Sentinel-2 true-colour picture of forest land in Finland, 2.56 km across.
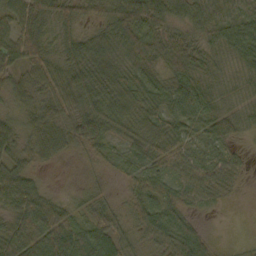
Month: October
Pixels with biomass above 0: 91%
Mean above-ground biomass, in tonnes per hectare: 43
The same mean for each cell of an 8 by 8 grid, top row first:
56 50 35 51 74 42 46 44
61 33 54 46 60 57 34 55
37 48 57 53 52 52 33 27
26 40 49 59 45 62 45 26
44 55 38 33 49 47 41 20
63 8 7 13 39 40 48 23
70 36 20 35 46 47 15 1
69 72 72 68 35 64 23 4
